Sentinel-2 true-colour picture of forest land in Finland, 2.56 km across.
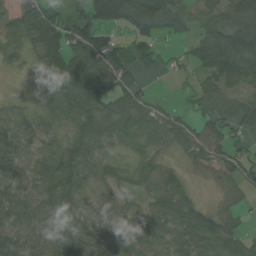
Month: August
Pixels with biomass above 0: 80%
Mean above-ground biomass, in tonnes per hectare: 50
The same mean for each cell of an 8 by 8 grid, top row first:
43 72 45 116 146 67 35 61
36 84 112 90 48 15 64 70
3 60 109 107 25 8 48 63
28 36 77 50 45 30 51 57
37 33 50 31 12 27 80 22
36 53 43 12 37 44 10 41
41 39 37 24 46 95 30 21
36 34 57 49 48 50 72 48
